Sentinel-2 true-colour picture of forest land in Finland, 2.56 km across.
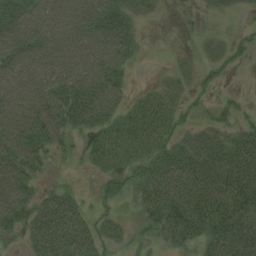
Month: August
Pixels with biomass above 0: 74%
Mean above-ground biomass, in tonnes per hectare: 41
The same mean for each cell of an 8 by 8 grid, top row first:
76 66 74 62 17 2 8 6
69 68 67 71 7 4 18 19
65 69 74 58 2 19 13 6
72 86 63 39 44 26 9 17
77 50 21 50 47 32 34 38
78 11 4 34 36 55 50 52
71 51 33 16 27 59 54 50
18 56 52 24 11 30 36 50
